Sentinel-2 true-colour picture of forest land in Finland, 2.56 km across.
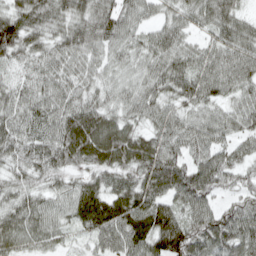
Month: April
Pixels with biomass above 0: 95%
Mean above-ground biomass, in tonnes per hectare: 70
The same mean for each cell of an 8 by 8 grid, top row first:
84 76 71 85 46 52 65 53
85 63 75 59 53 66 48 72
43 67 62 49 60 78 77 72
71 74 92 64 62 54 55 64
77 77 104 106 82 68 76 50
55 65 46 58 70 88 91 53
68 62 76 82 93 70 68 69
66 51 23 75 91 126 90 84
